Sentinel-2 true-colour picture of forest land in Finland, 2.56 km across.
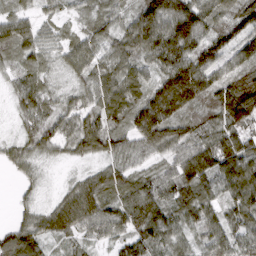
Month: March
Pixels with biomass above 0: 92%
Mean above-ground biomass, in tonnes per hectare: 68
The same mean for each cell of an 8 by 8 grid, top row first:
41 24 24 39 100 135 74 85
56 35 55 55 89 139 87 74
37 34 39 75 57 183 97 79
31 51 61 84 120 118 60 127
36 59 74 63 68 75 67 85
18 9 31 66 39 70 83 96
18 37 111 67 103 66 63 75
103 57 39 47 83 50 60 63
